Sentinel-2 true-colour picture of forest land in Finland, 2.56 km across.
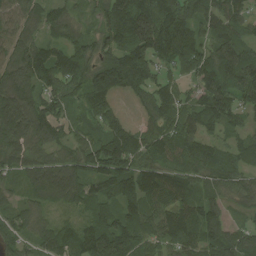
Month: August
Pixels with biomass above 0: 90%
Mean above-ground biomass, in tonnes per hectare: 93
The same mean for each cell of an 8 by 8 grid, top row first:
82 72 34 129 147 117 80 102
100 75 73 102 138 129 87 115
114 111 97 135 105 68 115 125
138 93 50 74 49 100 120 83
112 81 77 142 102 98 80 77
62 110 92 135 105 85 60 73
50 44 60 70 108 114 72 35
62 71 103 136 93 106 87 81
